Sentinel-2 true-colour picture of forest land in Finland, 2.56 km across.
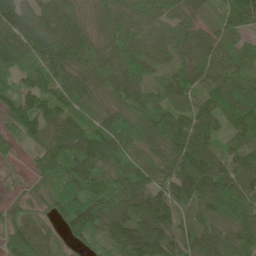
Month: June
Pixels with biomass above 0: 95%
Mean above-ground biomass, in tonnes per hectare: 88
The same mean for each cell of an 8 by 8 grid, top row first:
85 69 56 77 68 60 24 78
97 83 84 77 76 64 74 46
55 73 67 82 71 69 62 77
102 90 72 79 104 84 64 111
34 79 116 136 128 164 87 73
7 84 122 100 68 145 151 99
42 48 140 118 130 91 93 128
109 70 54 87 195 100 133 116
